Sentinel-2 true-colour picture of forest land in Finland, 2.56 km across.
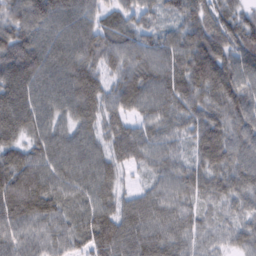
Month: February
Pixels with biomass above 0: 97%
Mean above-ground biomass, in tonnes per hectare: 78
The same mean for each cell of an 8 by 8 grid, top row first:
75 100 78 51 55 58 81 64
122 86 86 80 80 80 123 92
119 79 105 61 95 93 129 92
94 68 86 67 59 78 86 92
59 78 70 72 76 51 108 84
77 78 77 64 30 70 80 83
68 66 63 73 88 76 46 51
67 68 59 125 102 79 53 56
